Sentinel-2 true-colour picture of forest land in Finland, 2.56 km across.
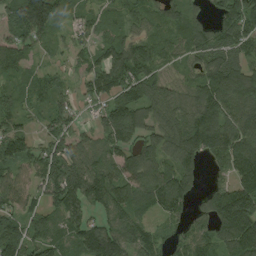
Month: August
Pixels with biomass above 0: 88%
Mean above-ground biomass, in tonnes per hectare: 110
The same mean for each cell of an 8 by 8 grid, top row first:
128 158 54 52 67 80 55 170
104 53 71 110 91 76 128 113
59 62 66 145 140 65 133 139
78 81 40 142 109 113 152 122
123 96 101 98 106 139 138 150
80 150 199 134 125 140 36 132
99 96 126 131 74 100 92 237
157 113 116 164 117 66 86 165
